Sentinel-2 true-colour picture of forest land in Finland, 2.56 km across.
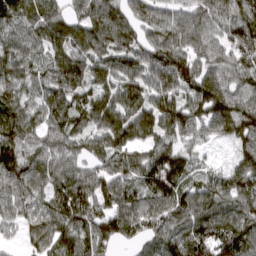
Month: March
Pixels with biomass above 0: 93%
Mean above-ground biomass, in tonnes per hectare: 108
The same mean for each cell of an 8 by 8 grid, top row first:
114 104 98 118 87 75 99 120
96 108 125 124 102 114 97 122
88 105 124 104 104 139 119 92
91 110 116 123 118 136 137 144
124 90 78 112 96 88 42 102
126 100 94 113 123 153 62 119
96 105 135 113 101 120 116 110
34 106 116 100 84 111 149 133
